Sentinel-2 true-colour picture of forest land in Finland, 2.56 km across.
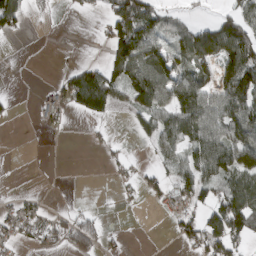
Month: March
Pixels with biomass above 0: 47%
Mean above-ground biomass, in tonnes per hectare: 49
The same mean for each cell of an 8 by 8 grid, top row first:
60 12 12 76 113 21 6 73
0 0 1 77 124 60 117 138
2 4 93 74 117 94 54 119
6 32 43 32 68 105 103 123
0 2 0 12 17 75 104 105
0 0 0 12 27 47 64 77
33 18 11 1 7 43 71 113
37 46 94 10 0 23 94 67
